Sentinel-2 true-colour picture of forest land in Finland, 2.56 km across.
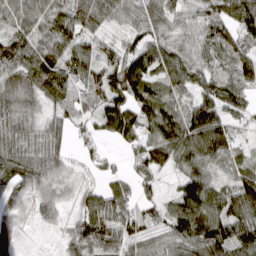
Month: March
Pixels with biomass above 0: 91%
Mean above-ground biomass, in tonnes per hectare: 73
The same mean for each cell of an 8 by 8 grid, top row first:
80 81 105 79 88 54 65 85
89 100 75 52 73 61 75 79
80 91 65 91 96 65 56 78
84 46 48 91 84 73 87 50
84 79 24 22 80 114 110 37
97 98 26 37 51 42 67 67
61 75 53 81 55 70 103 100
69 4 107 76 62 80 118 95
